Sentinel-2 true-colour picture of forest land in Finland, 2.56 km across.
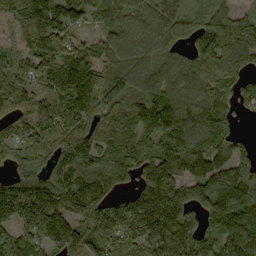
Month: September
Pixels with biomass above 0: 90%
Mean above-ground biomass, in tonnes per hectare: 129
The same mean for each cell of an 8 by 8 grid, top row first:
82 155 74 87 130 103 56 61
50 149 92 100 89 83 139 111
119 107 184 127 119 119 103 80
91 131 148 117 148 151 129 45
121 142 170 109 109 149 133 71
91 122 220 136 133 187 125 142
142 226 196 157 226 221 134 173
132 153 141 157 150 189 78 137
